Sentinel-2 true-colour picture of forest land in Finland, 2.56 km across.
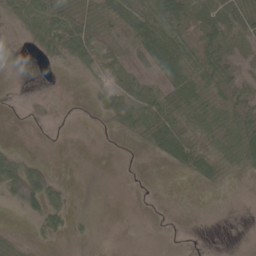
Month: May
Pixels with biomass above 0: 48%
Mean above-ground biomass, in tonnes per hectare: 20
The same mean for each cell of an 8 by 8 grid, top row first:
40 77 32 20 34 41 19 57
0 29 55 27 40 53 30 11
0 0 4 30 20 46 33 22
0 2 1 43 47 50 39 34
4 0 0 1 22 50 23 52
67 27 0 0 1 4 26 8
19 40 1 0 1 1 0 0
7 9 3 0 0 1 1 0
